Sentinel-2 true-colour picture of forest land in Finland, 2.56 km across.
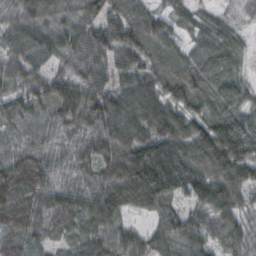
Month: October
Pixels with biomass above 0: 96%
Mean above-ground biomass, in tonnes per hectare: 76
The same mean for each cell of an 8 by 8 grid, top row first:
61 69 76 77 74 55 40 23
59 76 82 81 94 53 72 44
55 66 68 72 85 98 90 48
55 58 95 108 109 85 97 68
50 51 51 91 115 116 132 111
105 64 55 95 162 119 102 98
99 73 77 100 66 43 80 72
58 47 50 64 51 76 68 56
